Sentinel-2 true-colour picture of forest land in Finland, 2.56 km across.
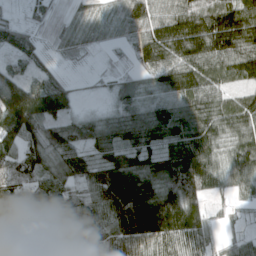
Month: April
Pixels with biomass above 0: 89%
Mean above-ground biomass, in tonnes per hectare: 90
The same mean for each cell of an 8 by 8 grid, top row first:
11 19 33 50 112 112 134 143
54 20 36 12 95 140 137 130
67 49 5 20 46 121 104 72
155 137 30 55 98 107 117 107
84 124 88 106 99 100 112 92
106 94 91 146 127 133 123 89
162 103 83 129 164 124 48 17
102 109 86 93 122 111 50 38
